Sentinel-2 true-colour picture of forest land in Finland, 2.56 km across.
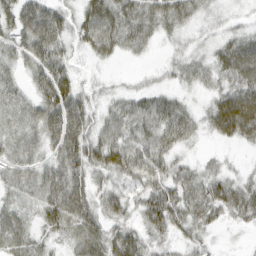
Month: March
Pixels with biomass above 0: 81%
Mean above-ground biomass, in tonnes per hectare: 41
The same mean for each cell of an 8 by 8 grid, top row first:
57 71 37 63 52 51 20 10
38 70 21 43 24 13 19 52
26 66 17 7 9 20 28 58
42 68 64 32 44 45 33 93
41 48 70 59 54 38 7 25
40 61 54 44 59 40 32 17
29 54 73 40 42 54 53 48
37 21 40 51 37 25 15 1
